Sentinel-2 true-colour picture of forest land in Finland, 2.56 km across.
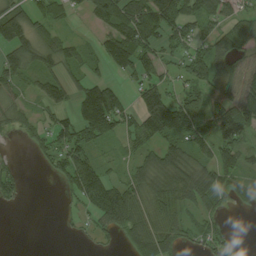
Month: August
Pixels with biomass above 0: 70%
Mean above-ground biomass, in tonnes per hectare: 65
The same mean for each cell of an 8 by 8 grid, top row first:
86 47 18 114 121 123 68 49
92 61 32 101 88 51 58 69
55 59 45 46 74 27 86 87
43 36 126 167 112 155 98 144
7 47 91 28 56 62 70 89
46 13 95 30 65 96 77 76
12 0 24 149 64 73 48 35
0 0 7 20 103 68 54 19
